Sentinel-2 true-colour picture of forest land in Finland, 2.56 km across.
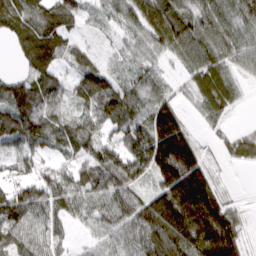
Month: March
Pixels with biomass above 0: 87%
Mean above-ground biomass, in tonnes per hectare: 80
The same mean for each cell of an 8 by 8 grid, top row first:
97 95 49 54 113 112 99 92
47 106 43 18 58 88 107 79
61 88 71 51 60 27 106 41
113 77 50 99 81 71 68 15
76 57 78 88 120 200 15 51
44 51 78 107 68 204 92 1
111 79 63 89 94 174 164 26
67 60 14 64 100 142 164 64
